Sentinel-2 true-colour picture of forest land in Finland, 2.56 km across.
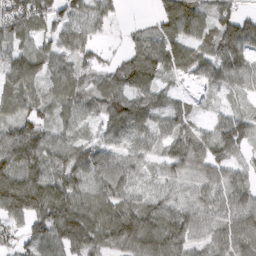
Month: March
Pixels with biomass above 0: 89%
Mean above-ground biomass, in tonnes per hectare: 72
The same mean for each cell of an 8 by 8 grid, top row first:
108 79 51 29 4 105 50 58
56 53 55 10 68 89 66 92
89 61 65 63 88 34 44 60
58 48 60 88 67 52 17 36
113 82 59 52 48 65 88 91
116 87 88 83 28 60 71 55
119 135 103 100 84 73 74 95
50 96 121 102 136 109 57 92
